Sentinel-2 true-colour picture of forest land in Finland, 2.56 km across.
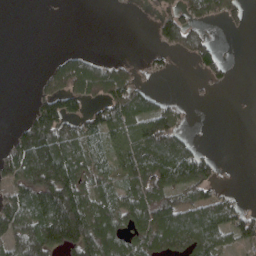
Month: April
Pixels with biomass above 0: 54%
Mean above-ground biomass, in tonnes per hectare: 69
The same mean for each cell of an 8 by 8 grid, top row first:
0 0 0 1 6 78 66 40
0 0 12 0 6 56 60 0
0 52 139 115 17 2 30 1
0 117 69 101 91 48 0 0
83 175 85 63 136 99 5 0
100 193 104 57 152 116 75 1
118 164 159 101 123 117 103 55
102 159 157 110 97 117 106 61
